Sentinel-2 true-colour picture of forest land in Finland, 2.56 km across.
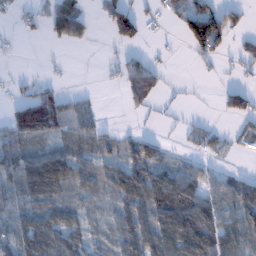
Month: January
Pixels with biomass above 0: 59%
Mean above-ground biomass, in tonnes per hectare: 49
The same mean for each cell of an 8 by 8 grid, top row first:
16 55 62 90 34 43 110 27
7 6 13 12 20 4 99 29
11 15 0 9 91 5 5 9
74 112 43 0 15 6 1 57
43 34 42 30 62 7 30 20
64 123 69 60 86 72 41 20
41 66 42 44 89 113 95 77
63 88 53 48 94 138 115 76
